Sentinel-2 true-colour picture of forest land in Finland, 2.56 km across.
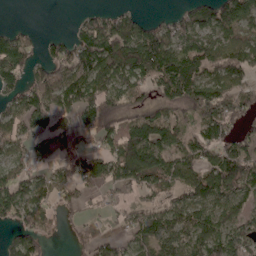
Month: April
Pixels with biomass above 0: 72%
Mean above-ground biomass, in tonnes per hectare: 85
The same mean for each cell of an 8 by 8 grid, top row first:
0 0 25 61 28 36 78 115
90 41 113 143 175 104 76 85
74 122 110 130 108 187 99 75
71 91 84 102 67 61 141 93
61 40 49 68 184 82 106 67
73 62 94 104 131 94 105 147
106 77 56 34 61 70 84 70
86 45 28 47 98 122 116 112
